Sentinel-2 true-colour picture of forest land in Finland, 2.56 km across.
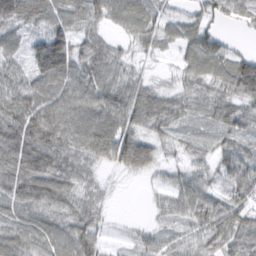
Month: February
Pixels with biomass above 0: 88%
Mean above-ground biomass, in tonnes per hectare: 61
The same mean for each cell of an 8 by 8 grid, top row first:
100 79 59 60 63 36 46 41
45 151 55 37 29 34 77 18
68 118 81 58 32 23 64 100
103 113 90 85 73 47 36 62
116 101 73 79 44 27 27 47
101 103 61 11 19 31 44 84
63 73 65 13 5 52 73 73
77 65 81 13 32 43 64 65
